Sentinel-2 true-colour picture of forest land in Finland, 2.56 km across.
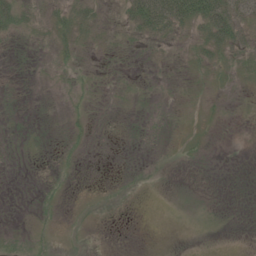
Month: June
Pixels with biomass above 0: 18%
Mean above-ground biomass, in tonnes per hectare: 6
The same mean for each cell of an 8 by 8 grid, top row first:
27 10 22 5 56 57 51 30
1 4 12 4 6 5 27 22
0 1 6 1 1 1 5 6
1 0 5 1 0 0 2 0
0 0 5 0 0 1 1 0
0 1 1 0 4 0 0 0
0 5 0 0 0 0 1 0
3 5 1 0 0 0 0 0
